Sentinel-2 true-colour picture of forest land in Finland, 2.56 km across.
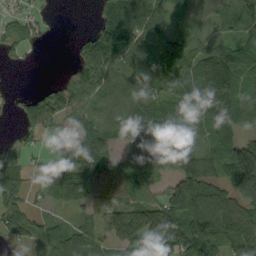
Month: September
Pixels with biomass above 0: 79%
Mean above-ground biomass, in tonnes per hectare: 78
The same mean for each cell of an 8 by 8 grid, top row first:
34 10 0 81 120 52 55 64
36 5 44 122 74 85 50 60
1 10 91 84 75 93 135 67
31 122 66 74 120 99 91 67
18 37 120 65 130 111 55 98
57 59 97 84 75 81 75 127
54 22 47 78 127 158 153 85
34 95 95 82 184 130 146 95
